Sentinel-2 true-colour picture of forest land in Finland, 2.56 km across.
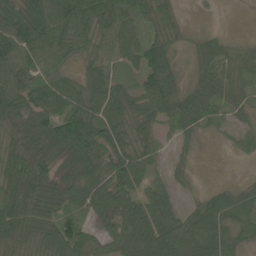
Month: June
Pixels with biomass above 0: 88%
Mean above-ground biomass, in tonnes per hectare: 60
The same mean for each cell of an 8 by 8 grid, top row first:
80 93 79 70 52 36 3 1
91 71 45 54 94 39 43 20
80 65 44 57 60 37 49 38
81 73 93 70 57 62 55 32
53 75 135 87 38 20 3 24
108 70 81 93 54 23 2 6
89 78 49 73 80 49 59 58
60 77 103 65 96 95 76 37
